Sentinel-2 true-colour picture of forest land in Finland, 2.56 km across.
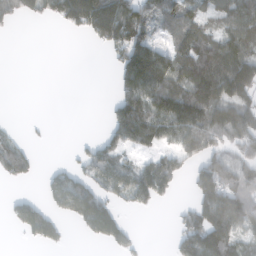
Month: February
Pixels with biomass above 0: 55%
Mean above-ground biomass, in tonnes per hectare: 81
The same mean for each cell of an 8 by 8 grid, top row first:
64 62 165 212 99 63 62 115
0 0 0 81 164 92 121 90
0 0 0 30 213 139 181 182
0 0 0 72 188 193 151 137
63 4 15 71 87 75 87 77
75 33 66 94 120 93 132 94
53 64 113 65 34 19 138 116
3 69 7 62 9 61 188 87
